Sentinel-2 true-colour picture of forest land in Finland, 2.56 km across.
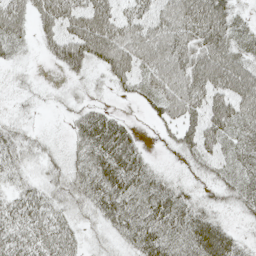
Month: May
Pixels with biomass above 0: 80%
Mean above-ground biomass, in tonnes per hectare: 39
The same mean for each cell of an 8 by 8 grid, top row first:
51 51 59 50 46 71 80 16
23 25 65 68 60 63 64 33
9 2 15 29 37 57 62 68
9 3 23 18 13 45 60 54
33 12 34 71 12 28 42 43
24 19 37 66 44 14 21 38
44 39 26 49 49 55 25 28
48 52 24 19 53 43 75 22
